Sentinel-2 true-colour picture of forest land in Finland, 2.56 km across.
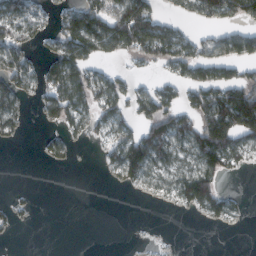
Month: February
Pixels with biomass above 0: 48%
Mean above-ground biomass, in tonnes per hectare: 57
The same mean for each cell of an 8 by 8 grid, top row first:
90 39 120 134 135 31 57 81
91 32 130 84 113 107 63 87
91 77 113 67 15 55 90 87
52 57 72 80 72 78 135 215
8 30 8 65 137 82 154 81
0 0 0 17 59 59 97 7
14 0 0 0 0 16 69 19
2 0 0 0 2 1 0 0
